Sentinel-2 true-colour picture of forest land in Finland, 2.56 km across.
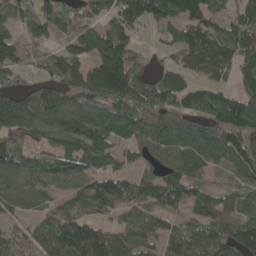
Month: May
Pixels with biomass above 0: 88%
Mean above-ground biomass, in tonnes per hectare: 96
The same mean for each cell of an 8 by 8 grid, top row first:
77 98 68 86 109 102 92 66
108 67 136 165 23 84 127 101
49 66 115 235 62 68 56 55
232 158 142 105 100 104 121 147
82 73 108 77 75 110 111 125
96 100 115 85 44 96 56 75
49 45 58 95 65 50 84 84
68 83 184 108 90 94 120 133
